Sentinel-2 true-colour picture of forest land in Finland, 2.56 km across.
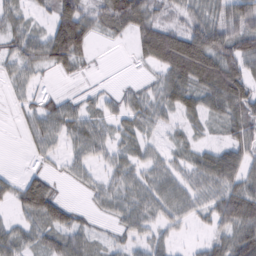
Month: February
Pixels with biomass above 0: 76%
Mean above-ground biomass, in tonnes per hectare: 47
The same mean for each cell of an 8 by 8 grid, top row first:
38 30 85 85 76 35 56 80
48 78 66 5 54 102 101 81
33 8 15 5 17 71 85 79
16 49 41 30 51 44 50 71
2 37 43 36 33 25 26 59
17 31 24 36 41 42 69 65
31 81 19 35 53 47 46 96
51 55 47 23 36 20 32 86
